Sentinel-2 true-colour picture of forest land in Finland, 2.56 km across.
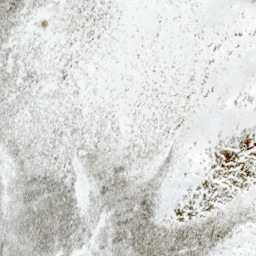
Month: May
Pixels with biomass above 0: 54%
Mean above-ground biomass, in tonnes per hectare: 19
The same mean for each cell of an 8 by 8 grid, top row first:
31 7 19 8 1 2 2 1
19 11 12 4 2 2 2 0
27 16 10 3 4 6 3 0
23 17 13 10 9 11 1 0
34 29 25 18 18 10 0 0
32 48 22 35 21 8 0 0
41 64 37 39 49 2 11 17
50 63 36 38 70 60 54 8
